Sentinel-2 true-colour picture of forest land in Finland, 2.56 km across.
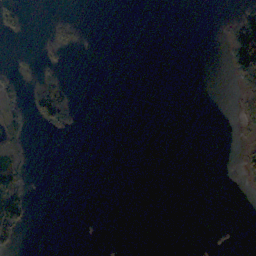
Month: October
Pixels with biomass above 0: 11%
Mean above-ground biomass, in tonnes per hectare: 9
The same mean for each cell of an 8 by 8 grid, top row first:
25 4 2 0 0 0 0 46
1 12 6 0 0 0 0 94
17 48 0 0 0 0 0 40
26 67 9 0 0 0 0 15
25 0 0 0 0 0 0 7
60 0 0 0 0 0 0 7
64 0 0 0 0 0 0 0
23 0 0 0 0 0 2 0
